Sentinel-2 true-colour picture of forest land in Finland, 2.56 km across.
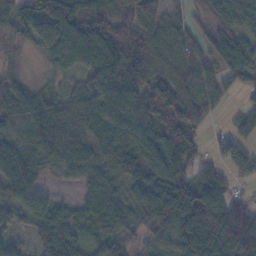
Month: November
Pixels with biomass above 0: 89%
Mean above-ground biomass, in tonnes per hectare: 71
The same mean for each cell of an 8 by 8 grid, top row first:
93 131 96 70 100 43 40 66
33 74 84 92 82 72 50 68
39 23 45 81 86 79 59 42
76 69 66 74 91 97 43 30
78 84 83 94 71 80 24 57
90 23 46 62 78 77 55 30
75 66 48 81 95 109 137 86
32 86 58 79 40 72 123 153
